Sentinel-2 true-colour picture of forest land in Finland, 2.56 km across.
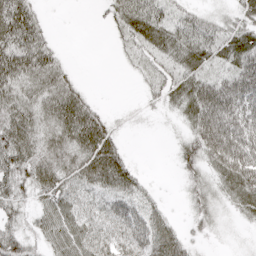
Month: April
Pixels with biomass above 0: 78%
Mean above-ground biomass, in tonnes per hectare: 39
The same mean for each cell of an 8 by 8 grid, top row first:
81 7 0 28 60 34 26 32
76 45 0 7 37 49 50 59
65 59 13 0 16 42 48 60
59 52 61 8 5 23 69 54
69 46 59 45 0 15 63 56
55 56 53 74 14 9 30 65
32 48 45 38 34 4 28 31
52 44 64 49 55 46 9 6
